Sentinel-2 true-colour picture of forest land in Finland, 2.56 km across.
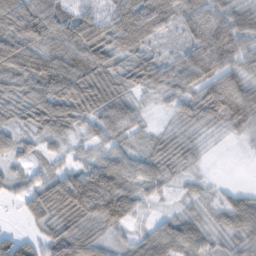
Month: February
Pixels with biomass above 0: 89%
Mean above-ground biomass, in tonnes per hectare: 54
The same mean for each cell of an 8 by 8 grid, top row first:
72 74 57 60 83 55 95 67
72 42 62 68 48 25 117 65
48 49 73 62 51 54 93 68
37 68 66 88 17 27 73 102
37 25 17 39 21 32 9 7
30 41 69 108 55 21 10 0
12 85 113 109 20 17 25 78
51 56 92 32 49 90 39 43
